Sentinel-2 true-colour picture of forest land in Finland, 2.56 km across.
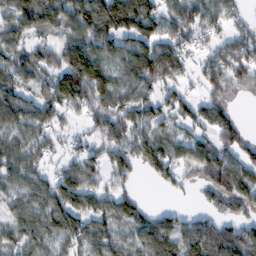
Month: February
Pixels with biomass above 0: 79%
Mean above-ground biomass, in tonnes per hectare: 89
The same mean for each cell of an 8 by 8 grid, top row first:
86 119 135 160 142 98 86 41
64 65 144 95 105 96 52 104
77 69 175 91 116 73 86 69
105 90 54 108 84 71 89 17
80 61 47 85 110 75 83 86
96 67 106 70 35 54 87 111
66 105 115 105 49 33 56 75
75 71 89 75 110 130 155 142
